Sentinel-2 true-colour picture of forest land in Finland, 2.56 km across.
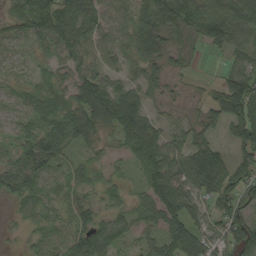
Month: September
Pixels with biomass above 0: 85%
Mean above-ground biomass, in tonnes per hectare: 56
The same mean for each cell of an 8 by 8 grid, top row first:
50 78 68 34 71 82 83 77
23 36 54 46 77 27 27 55
23 32 63 47 42 14 10 72
28 65 80 95 65 17 38 96
40 85 51 26 98 47 60 61
61 53 38 28 45 101 132 81
23 39 56 38 43 83 54 72
9 48 75 69 37 76 56 94
